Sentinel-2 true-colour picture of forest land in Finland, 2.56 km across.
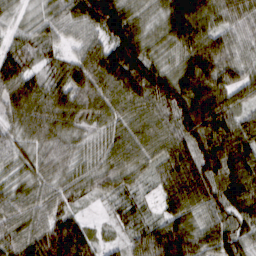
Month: March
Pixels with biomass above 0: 96%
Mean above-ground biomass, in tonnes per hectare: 74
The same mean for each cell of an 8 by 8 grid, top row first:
22 46 93 127 40 105 75 65
50 42 56 106 86 64 108 60
95 54 88 103 124 97 112 73
59 80 68 65 70 108 128 65
55 54 37 55 73 74 106 108
42 47 46 60 32 89 94 99
68 73 24 27 36 72 71 90
82 117 93 22 79 131 84 95
